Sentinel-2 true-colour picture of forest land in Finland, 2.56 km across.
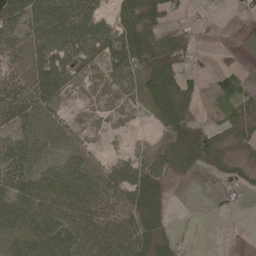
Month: May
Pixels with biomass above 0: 72%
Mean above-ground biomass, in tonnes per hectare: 49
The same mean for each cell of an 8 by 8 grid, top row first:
72 89 80 46 79 31 9 6
55 82 75 77 66 42 7 22
73 87 28 41 57 82 16 38
69 54 9 21 34 103 15 38
63 60 33 2 3 67 63 39
67 63 75 52 71 25 18 32
77 67 82 61 85 2 3 9
79 68 87 101 78 28 0 0
